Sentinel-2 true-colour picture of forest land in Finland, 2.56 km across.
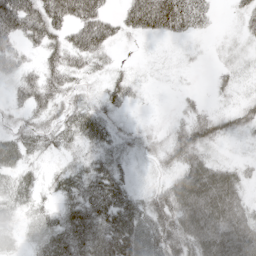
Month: May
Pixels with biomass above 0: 80%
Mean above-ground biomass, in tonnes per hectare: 44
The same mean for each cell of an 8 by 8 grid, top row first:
101 81 74 30 89 92 35 20
39 51 68 28 3 5 4 13
39 52 31 33 10 5 5 18
26 41 52 30 3 11 23 39
55 38 37 36 26 48 41 8
50 23 53 58 9 44 84 34
40 26 66 79 52 77 92 53
19 55 73 77 77 75 79 78
